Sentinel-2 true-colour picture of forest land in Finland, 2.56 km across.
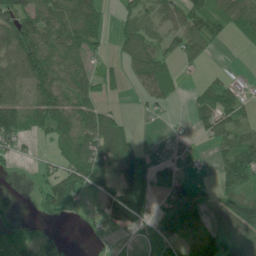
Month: June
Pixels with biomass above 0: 62%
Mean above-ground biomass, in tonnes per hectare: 51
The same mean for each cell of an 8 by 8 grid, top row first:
91 90 103 20 52 55 70 82
106 87 64 19 53 35 32 7
83 82 56 29 48 30 21 20
133 97 73 33 9 4 71 53
46 23 64 74 13 5 16 68
6 32 82 67 72 31 3 85
21 47 10 112 66 72 39 132
35 45 3 3 1 51 74 74
